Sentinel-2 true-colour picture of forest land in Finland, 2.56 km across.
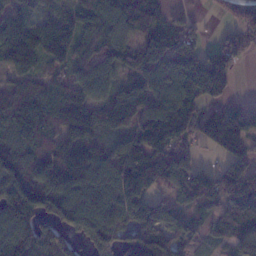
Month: January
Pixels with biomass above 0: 83%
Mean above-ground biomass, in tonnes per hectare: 106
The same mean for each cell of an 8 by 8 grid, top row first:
69 43 88 110 153 28 13 63
131 132 95 104 138 128 65 84
94 82 99 79 122 112 222 15
184 149 122 152 143 158 68 59
118 96 106 49 141 99 76 109
142 135 139 111 172 111 88 139
187 142 151 144 115 59 53 97
119 84 75 119 129 91 39 74
